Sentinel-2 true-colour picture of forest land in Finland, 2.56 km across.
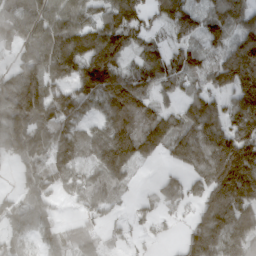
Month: March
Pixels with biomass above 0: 82%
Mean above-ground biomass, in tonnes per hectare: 123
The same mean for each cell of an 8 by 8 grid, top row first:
98 116 91 107 95 144 85 105
99 166 148 176 70 72 65 136
151 140 174 195 114 98 95 217
205 199 115 150 128 75 155 177
177 148 125 170 136 141 215 208
52 138 86 119 5 74 186 243
75 70 50 49 49 82 163 189
81 54 96 38 37 27 247 168
